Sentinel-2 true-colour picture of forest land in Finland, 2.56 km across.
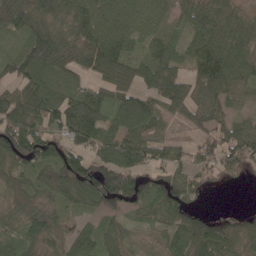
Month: May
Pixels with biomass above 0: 85%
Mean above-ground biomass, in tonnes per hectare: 75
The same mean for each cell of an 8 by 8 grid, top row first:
116 75 88 91 78 59 99 56
32 140 101 118 54 67 104 93
82 92 47 77 74 89 110 93
107 111 133 70 104 56 81 37
139 98 76 89 93 41 63 122
56 66 122 104 69 61 45 38
41 51 43 48 62 72 11 4
57 56 73 53 11 70 92 44
